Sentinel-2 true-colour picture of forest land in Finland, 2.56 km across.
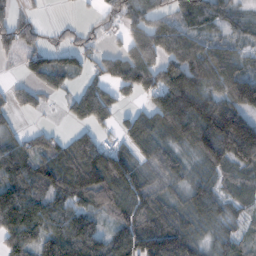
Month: November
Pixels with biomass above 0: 78%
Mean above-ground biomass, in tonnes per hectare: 86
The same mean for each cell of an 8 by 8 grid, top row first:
43 5 5 36 88 70 88 33
63 50 55 26 124 125 79 43
18 73 35 92 116 141 106 131
32 10 96 80 49 135 155 130
61 66 104 48 102 45 124 209
104 111 160 174 78 54 57 63
157 92 83 89 107 67 78 41
88 117 162 105 142 152 48 62
